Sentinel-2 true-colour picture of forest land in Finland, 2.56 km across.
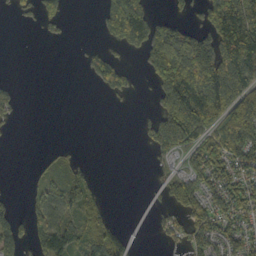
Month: October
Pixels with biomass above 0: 48%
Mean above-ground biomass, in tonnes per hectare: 73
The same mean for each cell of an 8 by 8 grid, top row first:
15 53 0 153 136 36 97 206
0 1 6 39 104 220 135 222
5 0 2 109 19 227 196 156
26 0 0 1 8 222 162 170
2 5 3 0 30 118 112 159
0 32 46 0 0 77 103 94
26 87 76 16 17 72 99 98
98 125 84 126 17 33 105 90
